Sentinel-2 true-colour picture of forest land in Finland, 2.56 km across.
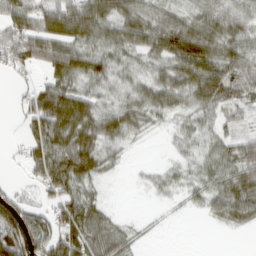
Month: March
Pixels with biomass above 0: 77%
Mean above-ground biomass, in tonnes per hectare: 48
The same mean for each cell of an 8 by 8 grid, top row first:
74 81 80 64 56 43 58 62
75 71 59 50 48 78 73 61
14 40 53 43 36 57 82 55
14 95 77 50 48 36 44 36
7 83 78 41 5 18 28 42
4 72 67 10 9 20 37 62
73 39 78 13 1 4 28 68
108 79 81 60 9 0 0 0
